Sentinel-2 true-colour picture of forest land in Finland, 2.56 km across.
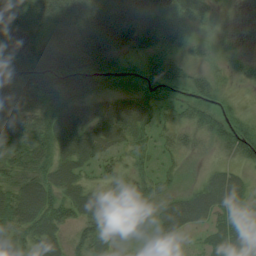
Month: August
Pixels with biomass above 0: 95%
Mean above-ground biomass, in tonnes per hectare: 54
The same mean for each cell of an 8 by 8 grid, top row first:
80 62 62 92 58 64 32 9
51 63 78 104 54 41 16 14
110 118 114 66 57 53 34 29
66 71 64 64 63 35 55 28
70 67 79 53 39 33 29 72
55 60 49 34 37 23 26 28
78 77 57 62 42 48 53 35
62 60 47 32 19 20 32 61
